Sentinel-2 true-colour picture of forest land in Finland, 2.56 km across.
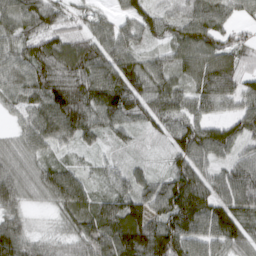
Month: March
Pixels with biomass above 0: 95%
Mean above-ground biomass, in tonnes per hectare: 74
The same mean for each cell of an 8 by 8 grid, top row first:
79 75 28 36 79 46 98 43
68 74 68 76 44 66 85 47
73 102 103 112 86 62 98 69
47 114 104 103 71 84 57 67
47 71 46 25 9 66 109 69
71 73 52 45 38 90 65 92
55 28 77 85 87 128 101 91
96 32 71 132 127 126 93 67
